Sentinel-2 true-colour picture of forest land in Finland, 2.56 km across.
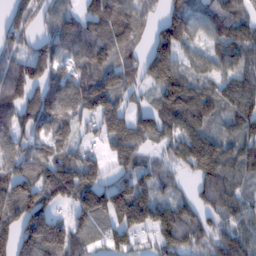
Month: February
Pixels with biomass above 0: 84%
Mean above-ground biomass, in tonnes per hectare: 104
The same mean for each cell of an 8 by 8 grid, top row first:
62 42 73 146 71 120 104 80
60 85 107 128 63 138 69 108
109 105 109 120 86 151 73 98
110 114 112 125 70 150 115 111
92 85 54 101 79 91 159 101
107 137 162 60 86 49 110 76
129 115 126 170 191 114 69 82
135 207 74 82 48 132 77 113
